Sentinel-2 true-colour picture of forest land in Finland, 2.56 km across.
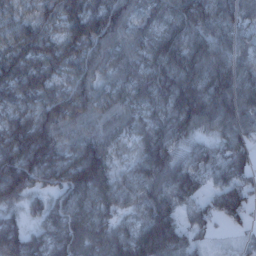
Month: January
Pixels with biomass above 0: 95%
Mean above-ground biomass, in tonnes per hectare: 94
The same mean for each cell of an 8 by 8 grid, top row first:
70 76 121 106 64 89 104 88
95 90 98 73 74 96 94 65
106 89 84 66 86 126 127 102
84 103 90 71 77 146 126 109
130 119 97 61 82 79 57 80
179 99 182 101 95 107 66 73
53 72 107 78 84 76 60 105
130 102 147 124 147 114 21 16
